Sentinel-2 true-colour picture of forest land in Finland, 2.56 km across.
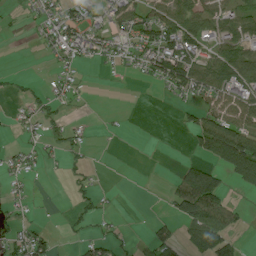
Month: July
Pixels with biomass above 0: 43%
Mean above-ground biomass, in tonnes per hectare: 29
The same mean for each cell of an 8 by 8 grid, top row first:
3 27 31 36 37 56 44 43
0 15 33 26 39 63 31 54
8 7 9 2 9 71 71 58
8 19 2 1 0 6 49 54
9 16 14 0 0 0 87 110
15 3 10 0 0 37 93 63
11 2 14 3 0 44 117 14
25 27 10 21 11 38 96 21
